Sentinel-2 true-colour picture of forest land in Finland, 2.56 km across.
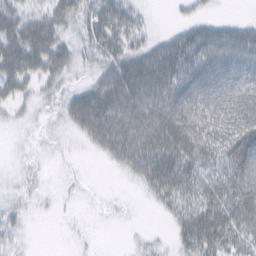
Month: February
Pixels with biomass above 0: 65%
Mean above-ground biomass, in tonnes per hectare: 25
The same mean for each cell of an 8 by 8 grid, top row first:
31 31 33 33 9 4 8 4
41 43 24 29 20 35 38 35
33 24 9 39 45 39 41 37
10 7 36 52 43 41 42 41
1 4 6 43 42 50 39 46
4 6 4 2 26 39 30 41
16 2 2 2 2 24 41 45
13 0 3 0 6 13 37 29
